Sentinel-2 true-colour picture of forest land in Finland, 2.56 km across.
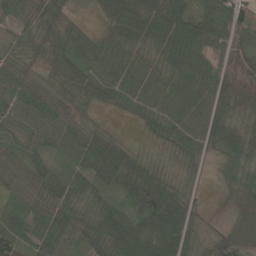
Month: May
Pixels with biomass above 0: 93%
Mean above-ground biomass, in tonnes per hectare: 49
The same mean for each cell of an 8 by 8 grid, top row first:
40 50 10 49 90 76 83 66
29 41 50 46 38 64 56 63
58 30 74 50 41 46 49 103
42 43 41 23 36 39 54 39
34 39 48 51 10 37 45 56
46 47 45 65 63 17 9 40
32 61 39 48 82 63 14 36
50 55 44 88 101 81 37 44
